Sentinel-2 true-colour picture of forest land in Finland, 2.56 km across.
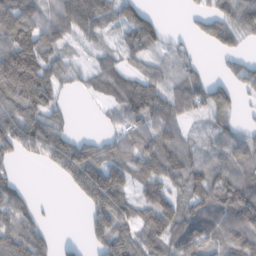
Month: February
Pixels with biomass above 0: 73%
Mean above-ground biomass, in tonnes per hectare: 67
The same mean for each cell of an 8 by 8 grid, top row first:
116 71 102 50 65 0 48 85
134 82 25 25 64 26 16 29
150 102 26 66 65 43 45 59
84 79 2 30 100 61 65 32
90 107 66 55 93 77 36 76
28 7 89 112 74 83 81 86
86 5 11 132 73 75 76 130
98 46 10 116 77 80 86 89
